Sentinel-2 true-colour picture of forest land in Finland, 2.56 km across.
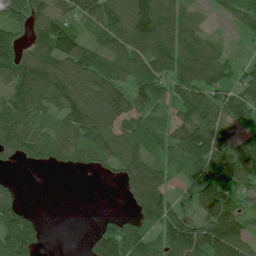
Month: July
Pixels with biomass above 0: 78%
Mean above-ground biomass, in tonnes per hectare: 86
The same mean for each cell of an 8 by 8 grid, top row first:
60 89 67 96 122 83 24 75
84 120 109 91 97 98 67 6
115 134 101 102 110 89 98 58
120 67 133 119 80 55 92 89
126 130 89 87 79 95 139 66
7 1 10 25 118 46 153 112
85 0 0 1 118 73 141 78
139 17 7 125 124 156 185 135
